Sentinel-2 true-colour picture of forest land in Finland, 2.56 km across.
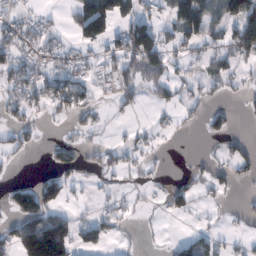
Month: February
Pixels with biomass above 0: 43%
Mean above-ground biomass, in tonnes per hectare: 45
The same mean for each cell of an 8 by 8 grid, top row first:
30 13 98 121 69 116 83 104
63 45 35 45 142 46 48 84
60 68 55 67 67 57 38 25
36 31 49 9 7 27 40 12
37 19 29 22 18 1 8 26
5 36 24 24 18 13 36 31
82 92 8 22 7 41 10 17
83 251 47 25 5 25 38 17
